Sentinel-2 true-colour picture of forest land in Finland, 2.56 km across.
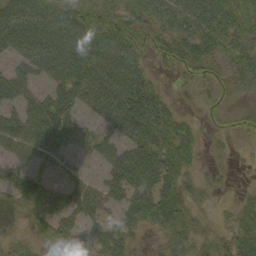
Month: September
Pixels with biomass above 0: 75%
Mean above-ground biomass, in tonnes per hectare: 40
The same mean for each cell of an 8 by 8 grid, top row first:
70 68 61 46 39 48 64 55
45 76 69 59 29 46 43 41
39 40 62 61 40 12 26 29
30 72 37 65 79 26 12 21
55 53 35 41 62 60 8 5
43 20 22 41 63 45 8 1
24 54 47 29 58 47 7 25
16 21 43 48 9 26 20 44
